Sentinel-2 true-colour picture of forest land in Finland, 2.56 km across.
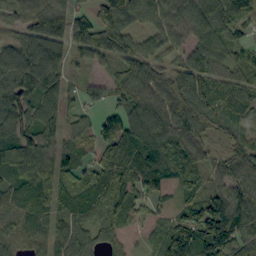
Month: September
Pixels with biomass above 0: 89%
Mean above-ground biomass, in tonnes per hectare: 84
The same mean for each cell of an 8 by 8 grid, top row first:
61 113 62 99 46 93 127 99
96 139 66 100 70 62 75 59
112 129 21 41 75 81 75 68
99 75 44 62 72 106 107 67
85 86 43 89 113 112 51 70
68 85 67 97 110 80 55 88
81 84 99 89 41 50 146 132
64 68 78 42 14 166 191 131
